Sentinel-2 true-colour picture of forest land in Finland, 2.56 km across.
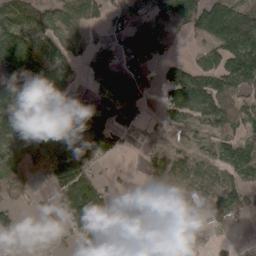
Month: April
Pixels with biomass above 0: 74%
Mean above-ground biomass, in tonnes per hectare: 86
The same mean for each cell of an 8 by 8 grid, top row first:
93 77 70 68 83 134 179 166
162 73 55 62 108 26 75 186
135 136 35 96 70 112 134 146
135 108 110 93 38 113 126 83
91 115 107 58 13 51 58 98
71 52 88 12 22 72 60 82
46 39 103 83 54 77 90 90
21 30 63 126 148 120 39 11
